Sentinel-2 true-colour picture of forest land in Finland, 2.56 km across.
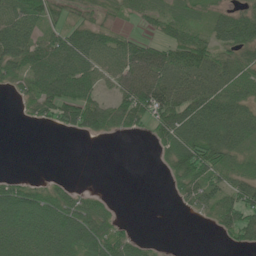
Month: June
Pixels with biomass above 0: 66%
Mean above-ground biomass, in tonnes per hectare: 53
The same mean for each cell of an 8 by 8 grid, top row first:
77 50 25 22 36 39 34 63
90 79 95 64 67 74 64 79
46 103 96 52 120 85 76 62
5 53 101 67 86 97 94 76
0 0 0 1 2 82 108 60
12 9 0 0 0 55 74 54
80 66 62 17 0 8 50 92
79 80 78 76 18 0 0 47
